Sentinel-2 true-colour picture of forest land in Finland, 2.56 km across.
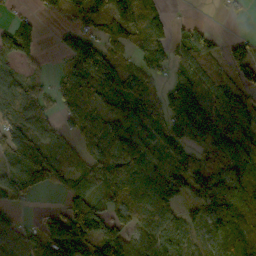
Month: October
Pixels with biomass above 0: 75%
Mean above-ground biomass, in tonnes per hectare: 72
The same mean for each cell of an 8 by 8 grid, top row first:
25 16 42 72 83 8 1 8
97 4 93 57 79 55 65 9
59 29 106 94 56 78 78 24
94 39 88 57 88 115 97 94
142 87 46 112 88 83 91 87
84 102 74 109 123 59 67 88
26 16 150 77 102 63 82 84
60 108 129 115 68 71 55 63
